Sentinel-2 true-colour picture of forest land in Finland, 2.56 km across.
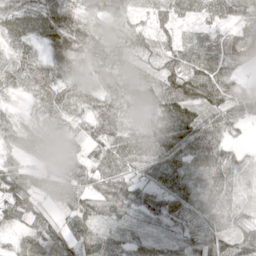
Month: May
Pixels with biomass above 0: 95%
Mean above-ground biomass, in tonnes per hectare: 63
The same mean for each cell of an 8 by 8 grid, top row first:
80 88 56 58 27 55 42 63
61 52 80 65 56 51 47 70
62 81 57 57 67 99 94 38
27 71 47 63 63 122 69 89
49 75 53 66 65 116 103 27
84 53 61 79 43 79 71 37
89 42 64 54 54 46 55 39
29 76 75 59 45 39 70 95
